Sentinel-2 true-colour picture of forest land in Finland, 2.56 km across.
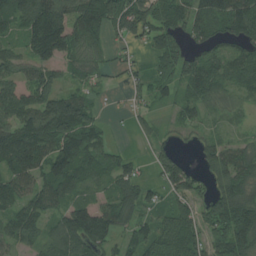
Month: July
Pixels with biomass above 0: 81%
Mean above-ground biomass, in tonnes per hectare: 96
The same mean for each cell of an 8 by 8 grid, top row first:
126 192 130 145 134 108 114 163
51 177 93 46 34 109 82 80
101 102 57 21 43 96 132 90
148 166 141 11 33 34 41 28
193 156 150 45 13 30 51 57
134 126 121 90 42 114 58 130
110 93 85 103 68 87 82 167
97 90 132 72 85 123 91 143
